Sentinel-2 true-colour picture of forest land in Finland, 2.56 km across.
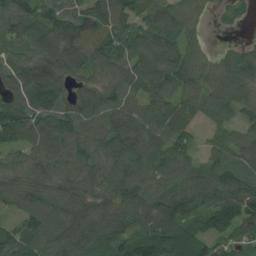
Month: July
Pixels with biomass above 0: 92%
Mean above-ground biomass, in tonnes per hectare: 85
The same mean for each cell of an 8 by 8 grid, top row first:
78 78 72 123 81 89 25 25
71 125 132 117 98 78 24 35
108 143 61 73 105 86 59 74
107 99 92 93 73 86 47 51
88 115 89 103 92 78 35 67
79 96 90 90 84 89 88 85
57 93 91 89 113 114 72 97
103 100 102 94 95 121 84 68
